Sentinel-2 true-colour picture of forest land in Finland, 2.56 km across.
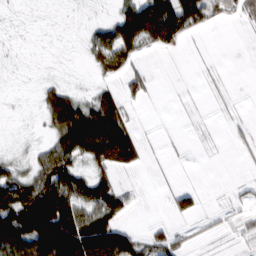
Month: February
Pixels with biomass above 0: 50%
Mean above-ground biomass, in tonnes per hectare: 48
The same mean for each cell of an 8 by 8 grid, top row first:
1 1 2 29 155 153 59 29
2 1 8 106 42 30 2 0
1 10 1 29 40 1 4 0
1 76 107 115 3 1 2 4
3 45 141 209 36 2 2 14
56 104 77 41 4 6 0 2
120 125 98 94 2 35 9 19
136 169 219 168 45 32 10 8
